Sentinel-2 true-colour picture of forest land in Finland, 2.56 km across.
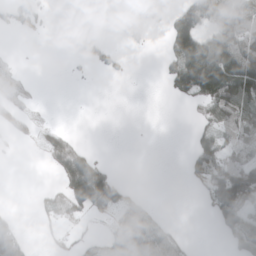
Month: April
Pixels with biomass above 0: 40%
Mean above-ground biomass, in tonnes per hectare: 61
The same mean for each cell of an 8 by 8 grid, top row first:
72 21 35 82 73 108 107 127
3 0 88 39 13 136 189 133
52 0 7 11 0 145 256 225
53 2 0 0 0 0 66 116
15 55 38 6 0 0 77 90
0 6 166 59 0 0 103 152
7 44 83 89 57 0 37 134
129 15 28 83 123 49 0 81
